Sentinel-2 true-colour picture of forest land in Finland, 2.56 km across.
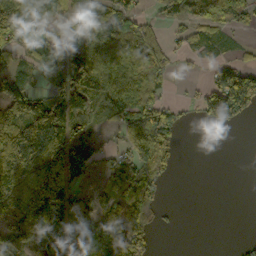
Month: October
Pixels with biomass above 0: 63%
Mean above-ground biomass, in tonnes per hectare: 80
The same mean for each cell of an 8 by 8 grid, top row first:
138 47 80 118 37 62 82 63
58 45 83 92 85 26 59 19
87 27 124 92 87 17 46 176
122 170 97 82 105 40 114 111
214 189 95 20 121 45 0 0
209 179 52 80 93 12 0 0
185 207 62 85 81 5 0 0
120 149 135 138 52 0 0 9
